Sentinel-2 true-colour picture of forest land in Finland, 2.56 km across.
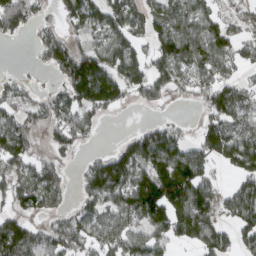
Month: March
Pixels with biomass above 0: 68%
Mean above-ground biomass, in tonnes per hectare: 89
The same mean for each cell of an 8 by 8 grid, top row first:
134 29 103 74 77 111 84 59
1 96 87 96 51 142 131 80
32 15 206 141 95 65 85 53
57 74 84 39 11 4 80 78
112 40 43 22 124 104 118 127
115 125 49 147 120 201 64 85
74 80 61 76 143 157 115 114
162 94 97 95 85 75 112 64
